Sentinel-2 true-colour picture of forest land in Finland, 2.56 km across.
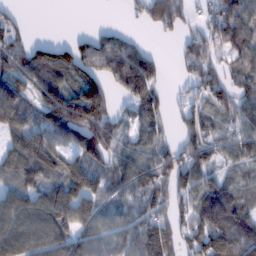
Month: February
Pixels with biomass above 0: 76%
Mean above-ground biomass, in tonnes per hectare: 86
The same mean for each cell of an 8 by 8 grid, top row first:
27 0 0 0 58 87 62 127
75 26 77 85 35 20 81 90
98 102 102 85 124 15 96 71
122 132 173 75 77 27 66 69
87 134 153 91 61 49 83 75
98 109 137 76 82 87 71 47
124 160 146 64 73 58 122 91
141 133 109 87 127 75 120 147
